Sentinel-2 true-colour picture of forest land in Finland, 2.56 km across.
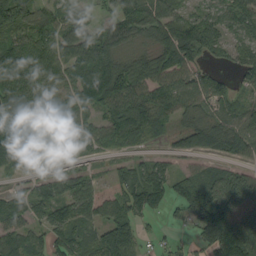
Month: September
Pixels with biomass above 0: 82%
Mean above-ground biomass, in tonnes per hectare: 82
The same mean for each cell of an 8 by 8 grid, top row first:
116 61 55 51 86 72 54 79
83 88 89 79 36 124 63 50
119 96 101 140 96 78 70 38
97 88 86 91 114 81 54 74
162 110 64 60 48 39 83 92
34 54 44 36 87 75 81 83
72 82 87 70 97 45 159 126
103 68 81 155 43 19 93 170
